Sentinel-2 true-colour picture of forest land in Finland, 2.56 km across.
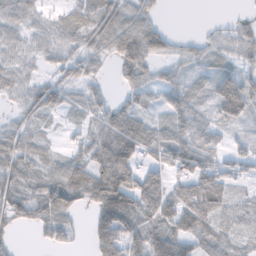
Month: November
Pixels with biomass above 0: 78%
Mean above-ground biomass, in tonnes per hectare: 54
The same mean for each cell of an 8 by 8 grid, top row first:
51 27 40 80 58 0 1 13
39 49 42 61 92 24 27 39
35 31 42 17 52 33 31 61
22 42 20 53 44 59 25 62
50 16 41 109 92 85 62 19
62 51 80 133 72 52 87 36
75 72 33 157 96 83 100 36
20 28 8 123 97 89 57 34
